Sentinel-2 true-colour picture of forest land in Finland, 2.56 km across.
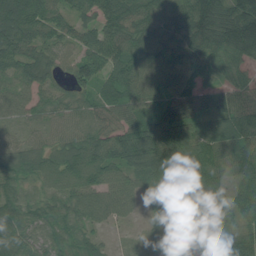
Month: July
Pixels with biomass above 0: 95%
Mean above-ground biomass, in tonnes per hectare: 83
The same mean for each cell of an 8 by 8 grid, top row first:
166 90 59 116 76 85 138 159
97 61 62 103 90 74 96 137
71 46 74 86 91 79 42 46
50 46 47 71 81 108 90 114
50 57 93 110 152 137 79 90
71 80 127 90 103 67 97 54
82 41 74 76 42 49 97 77
93 56 47 13 27 59 133 112
